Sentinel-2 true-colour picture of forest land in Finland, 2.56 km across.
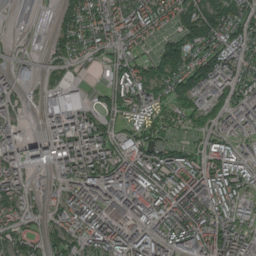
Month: July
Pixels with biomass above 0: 85%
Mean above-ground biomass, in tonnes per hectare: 104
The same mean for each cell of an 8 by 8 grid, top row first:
40 13 112 111 126 109 160 110
10 46 77 82 49 131 130 101
98 35 33 56 130 140 181 116
61 121 138 75 88 83 138 114
102 132 160 111 100 63 69 78
99 48 136 164 151 131 150 106
98 61 117 134 146 158 127 87
87 74 80 144 139 125 167 121
